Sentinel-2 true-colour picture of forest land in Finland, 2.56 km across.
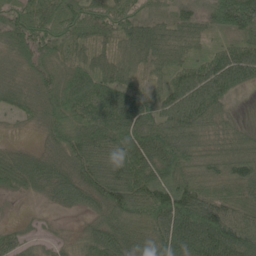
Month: June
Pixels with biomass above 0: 93%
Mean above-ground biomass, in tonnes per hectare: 75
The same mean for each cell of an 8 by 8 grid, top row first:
71 83 89 80 49 56 65 146
71 66 50 48 78 77 38 71
43 60 85 91 43 72 99 69
40 58 80 110 94 102 93 11
21 38 86 101 120 115 52 64
70 92 85 109 104 83 62 89
6 24 51 99 96 132 104 64
42 23 45 110 91 123 127 115
